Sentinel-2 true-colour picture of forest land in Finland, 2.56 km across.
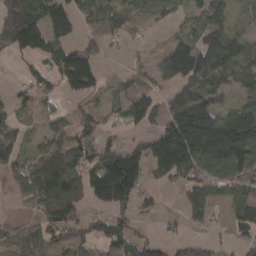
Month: March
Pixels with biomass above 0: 67%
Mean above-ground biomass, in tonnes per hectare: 79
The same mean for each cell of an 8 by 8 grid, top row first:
164 127 63 49 31 21 64 25
93 102 82 18 14 90 154 71
12 55 149 14 41 90 112 62
36 22 34 36 107 104 127 106
41 57 95 65 58 211 209 208
46 104 95 243 80 82 86 98
6 100 70 131 31 8 59 68
78 93 68 128 84 34 22 50
